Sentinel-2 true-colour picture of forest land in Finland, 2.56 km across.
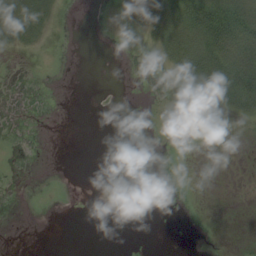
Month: August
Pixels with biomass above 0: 17%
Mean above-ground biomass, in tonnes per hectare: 7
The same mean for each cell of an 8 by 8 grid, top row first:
38 14 0 0 8 36 46 41
12 2 0 0 2 33 43 48
0 0 0 0 0 8 37 51
0 0 0 0 0 0 2 19
0 0 0 0 0 0 0 1
0 0 0 1 0 0 0 0
0 0 0 0 0 0 0 0
0 0 0 0 0 0 0 1
